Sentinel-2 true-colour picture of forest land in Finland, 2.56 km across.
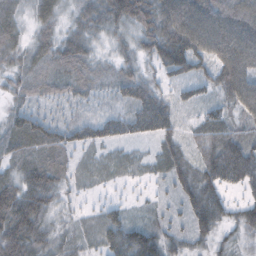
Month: October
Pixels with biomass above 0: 91%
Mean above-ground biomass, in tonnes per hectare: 53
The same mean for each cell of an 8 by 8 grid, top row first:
39 45 41 72 80 129 119 109
42 52 58 27 44 112 97 127
32 47 54 38 44 38 45 104
37 21 20 26 67 39 37 51
57 63 47 38 18 45 64 63
47 67 22 23 16 50 71 77
99 49 15 30 15 21 73 40
88 45 30 64 85 31 37 29
